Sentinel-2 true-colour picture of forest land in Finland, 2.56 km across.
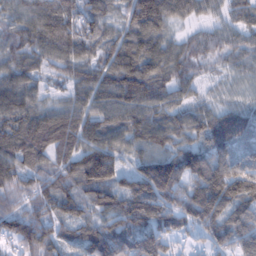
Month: February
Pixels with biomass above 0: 95%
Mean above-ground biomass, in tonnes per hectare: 92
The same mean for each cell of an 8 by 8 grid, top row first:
66 101 95 57 127 69 39 66
64 85 83 71 51 57 67 61
77 42 69 104 128 89 30 39
104 67 76 91 102 78 69 79
109 113 93 83 85 87 111 92
92 69 118 106 131 139 149 159
70 78 72 105 147 117 164 128
87 107 91 162 150 64 75 124
